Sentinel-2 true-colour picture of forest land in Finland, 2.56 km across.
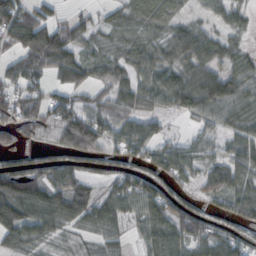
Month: October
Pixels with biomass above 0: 79%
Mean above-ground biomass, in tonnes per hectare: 61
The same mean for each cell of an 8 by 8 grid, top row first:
105 44 23 30 68 44 27 32
73 135 58 40 54 68 65 28
61 51 74 60 54 72 72 56
90 74 73 68 56 38 60 53
46 30 121 54 77 36 43 61
93 58 56 50 58 65 60 71
110 78 85 60 61 81 39 70
58 38 21 35 42 85 68 65
